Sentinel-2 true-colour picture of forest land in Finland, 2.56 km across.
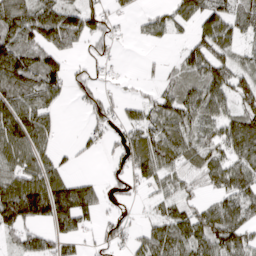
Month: March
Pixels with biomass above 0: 70%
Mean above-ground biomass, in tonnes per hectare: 58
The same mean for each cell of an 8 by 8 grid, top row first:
91 86 84 25 16 49 75 35
100 83 30 16 7 12 90 39
99 94 26 8 10 39 88 58
92 46 10 34 42 69 62 73
87 43 16 21 73 73 53 107
78 83 27 14 57 42 60 93
149 135 126 9 9 53 55 93
39 49 31 31 53 87 90 81
